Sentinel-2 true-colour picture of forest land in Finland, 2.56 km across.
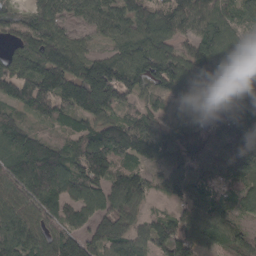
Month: March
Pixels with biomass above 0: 91%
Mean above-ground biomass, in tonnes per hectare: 97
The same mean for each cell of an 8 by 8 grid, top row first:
68 108 64 93 105 109 112 55
74 107 58 69 127 74 111 68
123 142 137 177 116 107 68 46
56 83 117 92 84 112 123 116
100 75 92 159 121 101 93 113
125 171 111 107 57 109 73 93
105 93 71 82 41 54 121 54
115 93 90 103 81 141 82 74
